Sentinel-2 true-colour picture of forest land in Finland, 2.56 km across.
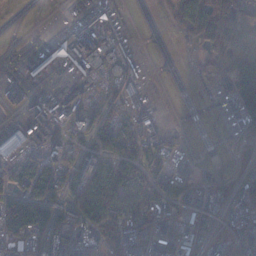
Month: December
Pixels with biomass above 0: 53%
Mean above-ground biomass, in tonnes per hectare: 45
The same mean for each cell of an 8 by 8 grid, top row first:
0 0 31 64 0 23 88 69
5 59 138 99 3 1 46 102
16 34 33 30 27 0 9 81
15 34 58 32 35 0 0 57
103 52 27 39 53 17 0 11
30 85 62 60 68 63 7 22
87 62 58 83 97 55 30 54
57 68 60 60 75 78 37 45
